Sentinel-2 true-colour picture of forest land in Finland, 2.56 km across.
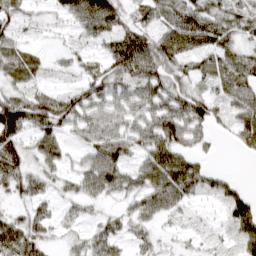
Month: March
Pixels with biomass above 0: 80%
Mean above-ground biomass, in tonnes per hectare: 49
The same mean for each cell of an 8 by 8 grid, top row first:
40 15 75 88 35 53 71 46
43 10 22 65 87 91 67 39
38 14 28 69 72 48 43 67
97 83 55 50 41 68 67 57
65 71 26 77 52 73 22 29
59 37 50 75 57 110 48 8
21 27 24 17 46 33 6 78
83 33 22 51 24 10 13 56
